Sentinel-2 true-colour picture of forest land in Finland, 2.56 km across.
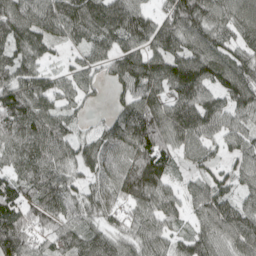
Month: April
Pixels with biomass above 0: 91%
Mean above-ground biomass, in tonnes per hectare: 89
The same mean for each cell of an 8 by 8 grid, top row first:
113 99 120 112 80 114 103 109
94 61 52 77 87 83 101 85
105 65 59 45 112 112 104 124
131 106 34 36 111 98 108 82
89 123 71 93 112 83 57 67
73 117 54 81 163 39 58 56
100 110 70 65 87 55 112 85
157 65 91 83 87 58 93 111
